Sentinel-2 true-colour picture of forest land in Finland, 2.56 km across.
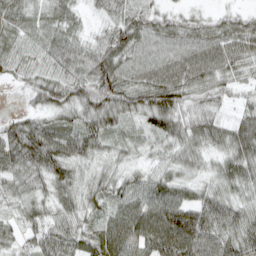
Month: April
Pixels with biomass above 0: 94%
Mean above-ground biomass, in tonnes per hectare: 63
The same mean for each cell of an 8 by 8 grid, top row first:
49 44 27 50 61 36 32 38
54 59 56 76 68 71 81 70
34 71 73 90 71 81 64 44
23 59 67 80 78 81 60 36
100 100 76 41 31 58 62 91
63 75 42 54 52 60 46 78
34 48 62 47 79 118 84 63
30 62 51 62 78 115 80 74
